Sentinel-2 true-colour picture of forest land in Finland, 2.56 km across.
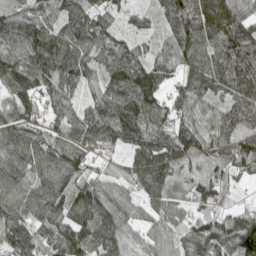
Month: April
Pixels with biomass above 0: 96%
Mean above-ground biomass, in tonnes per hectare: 91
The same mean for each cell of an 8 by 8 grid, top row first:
86 77 82 43 34 111 171 103
91 132 104 91 39 88 117 131
99 101 77 92 112 48 112 135
94 68 67 108 112 65 64 92
117 104 99 72 113 93 72 82
108 116 96 69 125 63 55 49
102 129 109 108 59 52 65 45
116 90 104 101 56 66 122 117
